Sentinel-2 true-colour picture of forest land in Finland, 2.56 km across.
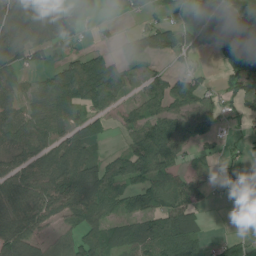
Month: July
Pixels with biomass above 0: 67%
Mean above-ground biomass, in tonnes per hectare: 69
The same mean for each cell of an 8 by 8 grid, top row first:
108 101 52 5 28 26 78 79
131 109 24 26 59 66 49 179
45 54 140 120 34 47 24 78
68 80 55 43 59 69 59 38
73 76 95 10 109 87 34 16
83 90 98 91 107 74 26 40
97 76 101 75 96 119 18 10
103 29 69 68 108 132 28 40
